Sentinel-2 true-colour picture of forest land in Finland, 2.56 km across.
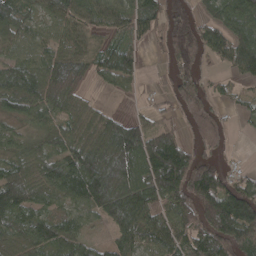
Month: April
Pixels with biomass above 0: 82%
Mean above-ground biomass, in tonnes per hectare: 87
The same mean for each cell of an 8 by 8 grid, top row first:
81 64 78 63 85 78 64 137
64 57 56 52 23 68 106 149
96 116 80 63 22 77 40 42
75 84 75 35 27 54 67 25
52 66 100 150 139 112 73 4
81 96 150 164 129 201 140 39
125 52 57 132 122 117 144 187
77 95 73 57 84 79 152 137
